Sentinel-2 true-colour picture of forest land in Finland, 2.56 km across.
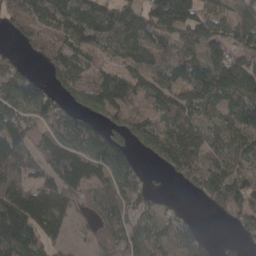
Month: April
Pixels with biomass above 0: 81%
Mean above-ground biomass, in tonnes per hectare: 104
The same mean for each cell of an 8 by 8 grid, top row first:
109 135 138 118 109 184 95 134
25 98 120 77 113 87 126 80
108 48 92 92 105 131 165 201
102 96 128 105 94 103 74 138
193 89 140 163 85 120 91 135
161 90 121 146 72 52 135 89
135 149 48 100 57 28 38 94
133 70 17 98 91 85 47 37
